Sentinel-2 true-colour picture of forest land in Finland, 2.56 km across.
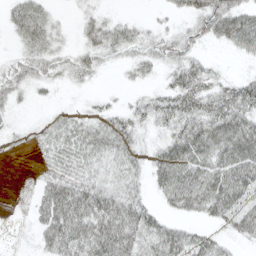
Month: April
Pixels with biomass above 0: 70%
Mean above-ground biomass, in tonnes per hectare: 34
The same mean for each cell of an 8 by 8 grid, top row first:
35 25 12 13 5 13 46 45
14 30 22 34 26 34 9 35
37 24 18 1 13 33 32 26
11 7 11 26 28 52 47 51
7 23 40 43 15 48 51 58
1 24 41 31 23 63 61 60
0 55 85 73 44 23 38 47
2 48 91 105 52 52 35 17
